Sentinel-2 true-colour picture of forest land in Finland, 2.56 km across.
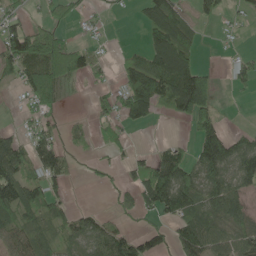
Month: May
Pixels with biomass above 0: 57%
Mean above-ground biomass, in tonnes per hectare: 61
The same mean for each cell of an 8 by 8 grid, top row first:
42 34 29 5 45 79 25 14
122 132 47 7 53 125 1 9
46 119 26 20 167 166 79 35
7 45 3 51 104 73 93 0
77 72 16 24 1 34 121 69
107 75 10 14 78 130 102 86
90 66 20 19 58 102 95 61
64 45 54 91 68 59 100 76
